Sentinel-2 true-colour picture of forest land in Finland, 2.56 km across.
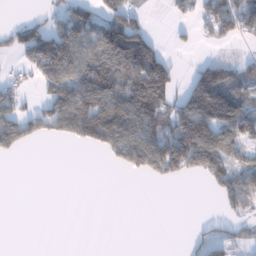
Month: January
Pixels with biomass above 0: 46%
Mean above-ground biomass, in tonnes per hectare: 64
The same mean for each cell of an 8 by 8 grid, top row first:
1 26 52 78 26 21 78 111
28 71 91 164 146 12 14 8
28 83 141 157 189 56 152 87
87 98 172 181 196 99 119 117
73 13 39 114 152 164 184 76
0 0 0 0 36 52 72 89
0 0 0 0 0 0 0 52
0 0 0 0 0 0 49 46
